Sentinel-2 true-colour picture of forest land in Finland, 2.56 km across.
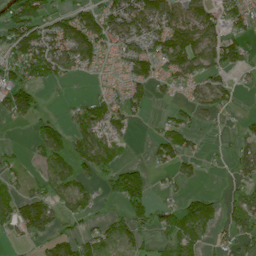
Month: July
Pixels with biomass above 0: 58%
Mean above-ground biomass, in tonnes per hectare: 64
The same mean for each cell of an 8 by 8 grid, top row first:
113 77 82 96 153 131 110 105
106 120 113 57 84 174 127 84
81 62 17 20 87 89 80 17
92 13 50 65 27 37 58 14
9 90 71 52 7 82 11 43
30 50 55 70 53 52 7 48
79 91 54 10 76 42 44 65
23 51 50 49 34 58 24 52
